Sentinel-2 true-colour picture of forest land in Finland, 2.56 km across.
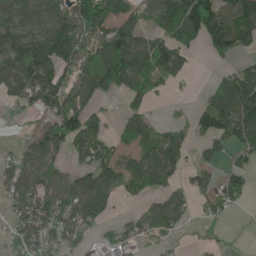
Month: June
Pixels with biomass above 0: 66%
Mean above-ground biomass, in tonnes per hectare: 75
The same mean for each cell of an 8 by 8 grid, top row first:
103 89 128 116 75 108 122 122
131 149 96 117 83 94 52 56
125 127 86 97 88 41 7 84
22 79 111 23 47 14 64 123
19 112 67 57 96 77 36 65
85 91 72 89 103 49 42 53
75 122 120 43 42 75 49 19
66 81 69 57 52 20 11 2
